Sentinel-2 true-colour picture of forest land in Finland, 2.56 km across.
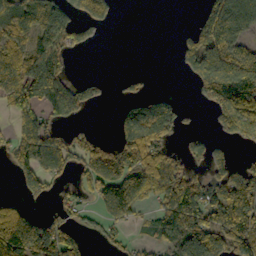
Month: October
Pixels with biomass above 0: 55%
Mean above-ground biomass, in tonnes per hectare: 93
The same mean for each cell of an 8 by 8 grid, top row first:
147 144 83 36 0 0 107 110
111 125 56 0 0 30 162 84
146 151 37 12 21 2 172 203
90 81 62 11 88 61 35 198
90 141 85 70 157 40 73 59
57 103 61 157 159 131 88 110
81 22 65 108 43 151 158 179
216 183 67 51 20 124 178 155
